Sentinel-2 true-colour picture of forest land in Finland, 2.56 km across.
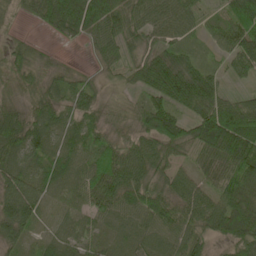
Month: May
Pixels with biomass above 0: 91%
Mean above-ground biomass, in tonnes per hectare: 65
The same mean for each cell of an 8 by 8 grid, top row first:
25 93 116 94 74 81 27 92
33 12 7 54 50 52 22 74
51 47 35 16 69 119 72 24
48 71 57 29 62 73 97 100
70 67 67 59 70 79 100 132
79 64 63 105 77 54 41 110
111 27 44 75 84 74 74 113
54 36 51 40 62 69 54 84
